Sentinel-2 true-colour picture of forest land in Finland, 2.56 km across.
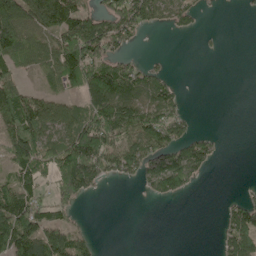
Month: May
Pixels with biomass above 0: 52%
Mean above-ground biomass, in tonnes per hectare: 74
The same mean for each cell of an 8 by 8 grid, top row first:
141 136 105 110 111 80 6 5
138 88 174 84 8 0 6 0
63 51 139 155 95 19 0 0
153 99 64 162 117 71 0 0
125 101 154 122 130 106 58 0
77 77 189 61 110 181 22 0
135 82 22 0 1 1 0 78
153 137 62 0 0 0 0 149
